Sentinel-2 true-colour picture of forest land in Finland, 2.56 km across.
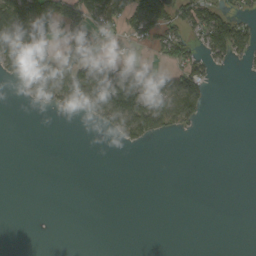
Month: September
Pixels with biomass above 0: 30%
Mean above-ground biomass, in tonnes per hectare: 36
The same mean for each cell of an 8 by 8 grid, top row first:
141 134 79 75 101 51 80 38
161 91 84 19 19 60 65 63
35 113 110 147 91 69 45 1
0 18 53 97 118 91 14 0
0 0 0 4 30 0 0 0
0 0 0 0 0 0 0 0
0 0 0 0 0 0 0 0
0 0 0 0 0 0 0 0
